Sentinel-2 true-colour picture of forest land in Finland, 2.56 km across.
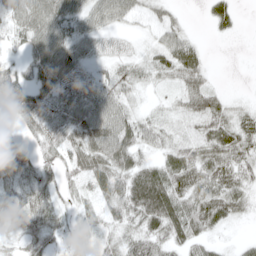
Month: May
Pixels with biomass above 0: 80%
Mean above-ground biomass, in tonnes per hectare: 36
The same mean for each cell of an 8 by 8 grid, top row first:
45 64 41 40 20 16 17 11
18 69 38 10 12 47 7 0
51 45 28 31 24 28 22 0
44 45 45 52 18 17 52 23
54 37 53 70 36 29 43 46
45 27 37 56 67 55 51 42
31 35 20 34 72 60 57 29
19 31 34 26 48 34 26 8
